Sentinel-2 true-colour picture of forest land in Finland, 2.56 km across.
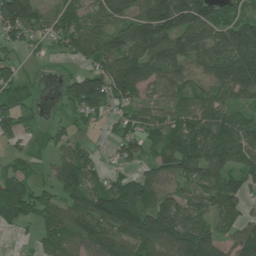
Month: June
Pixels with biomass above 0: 79%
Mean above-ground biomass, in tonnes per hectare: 76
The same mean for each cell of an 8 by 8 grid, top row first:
149 51 74 86 106 162 112 70
38 25 78 101 135 102 85 117
48 6 67 115 103 53 53 117
51 11 46 37 46 63 78 38
22 34 32 23 59 119 103 98
66 26 107 42 62 64 74 78
89 79 92 129 122 106 90 55
6 48 78 102 112 103 111 108
